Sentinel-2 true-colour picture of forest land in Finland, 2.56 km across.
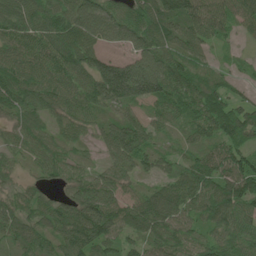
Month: June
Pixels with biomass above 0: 92%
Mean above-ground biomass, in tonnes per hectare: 76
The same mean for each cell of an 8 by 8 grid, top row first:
101 101 112 83 102 112 94 73
81 90 118 39 92 78 47 18
103 89 86 161 157 92 51 24
73 56 67 40 42 65 87 75
46 59 36 77 77 29 63 74
31 46 41 61 40 70 104 118
64 62 110 84 103 97 85 92
69 64 108 72 73 76 58 73
